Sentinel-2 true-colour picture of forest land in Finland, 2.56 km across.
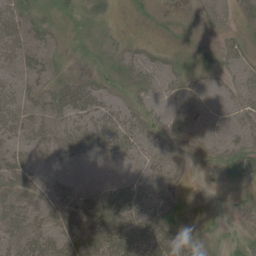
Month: June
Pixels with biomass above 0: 61%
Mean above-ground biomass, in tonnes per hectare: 20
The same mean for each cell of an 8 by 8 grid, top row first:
31 19 17 13 5 4 11 10
27 20 12 22 13 7 7 16
19 19 21 22 20 19 11 19
28 24 29 24 18 13 12 17
19 23 32 41 25 6 14 25
24 11 8 17 21 10 3 31
32 21 25 42 36 24 11 6
19 30 37 48 43 34 17 14
